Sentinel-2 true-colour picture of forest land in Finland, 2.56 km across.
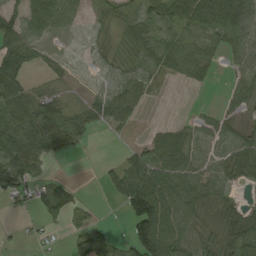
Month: August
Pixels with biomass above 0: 67%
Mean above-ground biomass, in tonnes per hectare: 42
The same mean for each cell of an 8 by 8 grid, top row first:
62 64 23 24 46 74 81 66
69 11 5 23 52 56 35 48
51 10 2 32 33 18 14 33
65 46 29 65 13 1 13 21
104 73 18 3 28 49 34 56
92 13 0 30 93 62 48 49
12 44 17 4 120 73 35 33
6 9 64 35 108 81 43 65
